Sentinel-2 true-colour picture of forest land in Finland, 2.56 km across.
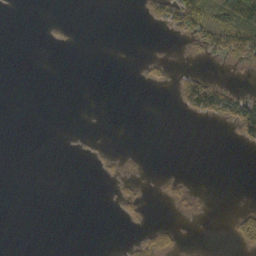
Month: October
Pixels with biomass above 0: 13%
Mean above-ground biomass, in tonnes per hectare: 10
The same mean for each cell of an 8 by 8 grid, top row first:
0 0 0 0 7 64 68 77
0 1 0 0 0 0 38 66
0 0 0 0 8 16 31 2
0 0 0 0 0 5 51 74
0 0 1 1 0 0 0 16
0 0 0 6 4 6 0 0
0 0 0 2 13 10 2 12
0 0 0 0 30 16 0 32
